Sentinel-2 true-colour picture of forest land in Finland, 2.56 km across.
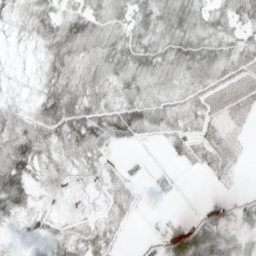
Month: April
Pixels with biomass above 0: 78%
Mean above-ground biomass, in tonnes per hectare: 29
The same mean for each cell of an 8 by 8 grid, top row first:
23 38 39 32 38 43 33 42
7 33 47 45 45 46 39 36
7 36 44 35 34 28 31 23
30 55 53 42 49 37 17 5
65 48 54 23 7 21 19 5
72 32 20 17 5 7 10 4
43 13 9 26 4 1 5 14
9 28 29 21 6 29 48 25
